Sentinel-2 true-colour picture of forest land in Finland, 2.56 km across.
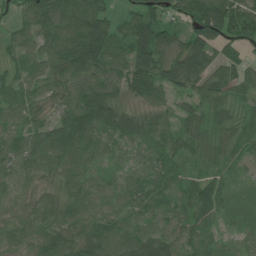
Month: July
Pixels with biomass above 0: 94%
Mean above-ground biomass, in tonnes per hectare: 54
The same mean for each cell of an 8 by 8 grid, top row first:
27 86 82 35 68 40 90 81
39 66 88 68 110 53 83 46
42 51 62 61 94 73 56 45
46 33 100 79 41 35 40 28
61 77 83 47 50 47 28 35
52 38 52 32 46 40 33 16
30 45 45 48 53 49 56 14
44 54 53 67 72 54 50 32
